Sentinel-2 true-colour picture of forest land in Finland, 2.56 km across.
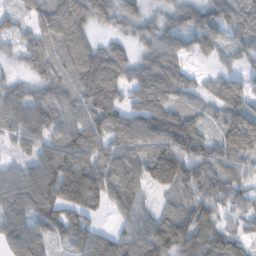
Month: February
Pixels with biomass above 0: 92%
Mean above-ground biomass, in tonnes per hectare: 96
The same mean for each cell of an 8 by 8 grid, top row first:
53 105 111 59 51 58 87 107
44 77 104 66 51 88 81 69
33 82 108 111 101 97 45 66
97 101 81 112 104 106 48 117
58 85 130 95 103 146 81 160
70 142 194 128 123 184 116 87
96 125 148 68 59 97 120 77
93 70 94 94 116 143 132 76
